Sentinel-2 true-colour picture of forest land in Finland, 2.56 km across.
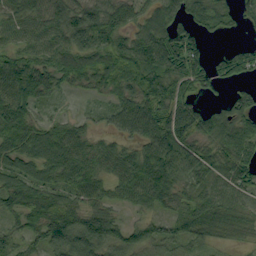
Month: September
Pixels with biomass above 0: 87%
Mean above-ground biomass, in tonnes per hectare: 68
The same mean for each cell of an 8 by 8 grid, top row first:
74 80 87 77 49 67 48 36
60 72 80 81 93 106 34 48
90 61 44 58 101 99 75 55
82 24 14 39 82 95 63 84
67 80 61 39 66 100 65 82
69 56 71 53 100 91 63 70
64 77 76 46 42 59 69 57
51 84 117 87 73 57 47 30
